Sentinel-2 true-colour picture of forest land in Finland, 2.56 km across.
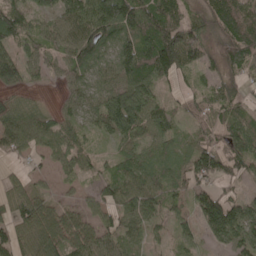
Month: May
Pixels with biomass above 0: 85%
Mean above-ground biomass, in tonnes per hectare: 70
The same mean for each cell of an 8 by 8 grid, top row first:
71 47 103 135 120 96 96 137
56 53 86 69 101 179 93 129
77 26 61 69 92 55 46 71
66 38 53 120 104 31 60 52
61 59 46 36 59 45 44 80
23 24 37 52 71 51 76 48
72 64 41 60 76 31 117 87
74 106 96 63 42 38 42 93
